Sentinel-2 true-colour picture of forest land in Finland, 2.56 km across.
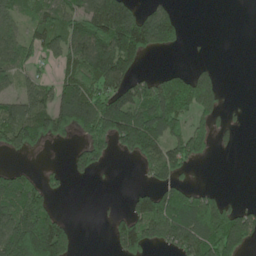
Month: May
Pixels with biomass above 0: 54%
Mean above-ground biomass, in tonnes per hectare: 78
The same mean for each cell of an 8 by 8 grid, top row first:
66 89 103 186 83 39 0 0
85 61 115 157 93 21 1 0
69 33 129 124 58 86 96 0
95 117 179 177 120 118 88 4
88 43 53 91 158 103 52 13
63 26 32 1 29 75 0 0
161 71 0 6 99 128 124 45
196 206 11 44 113 120 131 125
